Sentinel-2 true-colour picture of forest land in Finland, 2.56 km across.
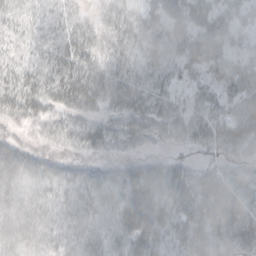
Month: October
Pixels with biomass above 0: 83%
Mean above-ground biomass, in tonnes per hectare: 36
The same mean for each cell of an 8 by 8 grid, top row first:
22 22 17 21 20 37 38 29
18 24 42 29 22 22 47 22
31 36 26 33 22 26 26 39
35 33 39 26 45 31 41 39
30 17 36 35 27 24 31 38
47 39 34 38 64 50 38 44
33 32 39 41 80 59 55 57
31 30 38 34 63 50 44 51
